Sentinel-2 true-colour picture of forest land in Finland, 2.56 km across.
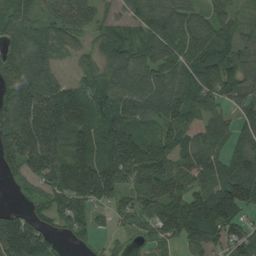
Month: August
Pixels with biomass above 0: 87%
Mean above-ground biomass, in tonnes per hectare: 84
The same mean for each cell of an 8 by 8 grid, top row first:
87 57 86 36 94 102 73 36
74 88 41 99 93 107 108 64
90 86 54 101 119 91 89 105
108 118 135 140 119 106 66 60
90 101 109 125 99 80 83 69
38 75 143 104 91 86 77 131
21 44 57 44 59 91 139 106
150 61 26 15 35 53 81 64
